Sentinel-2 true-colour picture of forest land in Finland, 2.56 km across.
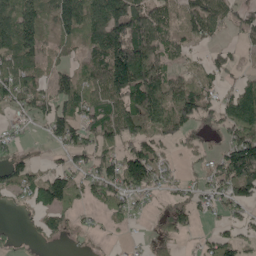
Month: May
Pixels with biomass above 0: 71%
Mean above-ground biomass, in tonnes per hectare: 72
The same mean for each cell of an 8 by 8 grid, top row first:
124 81 134 174 113 60 108 49
115 53 53 162 154 57 31 22
131 56 79 151 166 57 33 32
45 85 92 84 140 114 76 121
35 26 75 67 84 37 34 131
67 59 44 92 120 20 48 136
22 95 25 52 21 62 32 49
19 27 12 7 17 41 33 49
